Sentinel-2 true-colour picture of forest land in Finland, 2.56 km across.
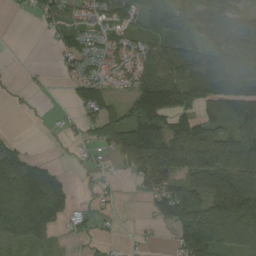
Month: September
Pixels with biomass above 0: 68%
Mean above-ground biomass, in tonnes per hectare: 68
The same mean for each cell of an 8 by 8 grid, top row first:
7 60 29 41 55 70 75 72
1 9 77 42 45 72 70 100
4 3 60 21 60 75 110 111
3 5 52 72 130 87 61 124
35 1 22 94 200 122 122 126
125 102 7 16 85 100 136 130
120 137 15 11 16 130 98 152
58 52 17 12 8 58 134 81
